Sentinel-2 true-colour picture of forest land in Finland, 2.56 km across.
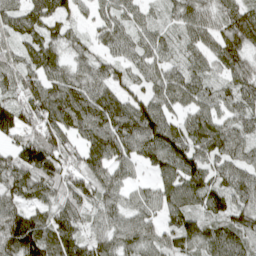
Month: April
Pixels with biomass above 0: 93%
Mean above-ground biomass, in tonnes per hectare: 82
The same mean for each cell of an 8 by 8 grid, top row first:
20 59 43 67 46 59 71 109
45 80 57 64 72 48 74 106
83 87 81 80 64 92 66 73
108 107 106 120 111 62 73 74
74 139 72 112 110 119 106 76
118 109 97 75 29 110 87 84
83 79 86 68 64 89 84 84
138 115 80 76 78 75 80 75
